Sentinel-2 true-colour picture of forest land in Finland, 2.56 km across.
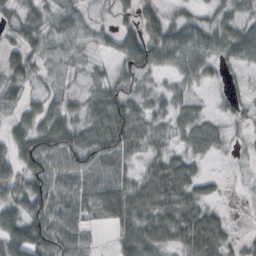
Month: October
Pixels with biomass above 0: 83%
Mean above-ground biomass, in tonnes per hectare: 40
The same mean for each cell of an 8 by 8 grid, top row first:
32 34 34 27 43 26 22 34
26 32 29 23 67 70 53 59
33 30 16 35 25 23 19 16
31 48 31 82 32 29 9 19
48 66 57 74 36 14 17 6
47 69 56 54 37 79 20 2
48 67 54 62 55 70 33 1
74 76 52 21 70 45 79 13
